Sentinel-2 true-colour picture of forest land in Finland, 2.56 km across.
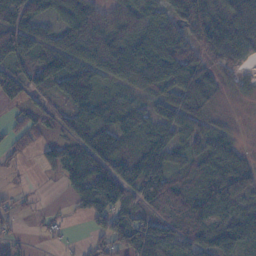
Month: November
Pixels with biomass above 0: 80%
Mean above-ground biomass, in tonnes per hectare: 66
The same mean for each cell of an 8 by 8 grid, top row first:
87 65 91 53 64 75 88 59
104 72 88 85 80 95 88 56
100 76 122 58 80 103 49 22
29 71 77 56 46 61 27 9
43 54 99 89 59 57 65 26
17 10 110 158 102 58 78 87
24 7 42 97 72 69 70 55
20 10 9 80 102 70 70 90
